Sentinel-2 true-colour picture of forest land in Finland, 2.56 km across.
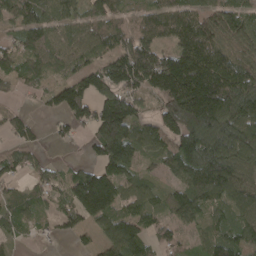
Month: April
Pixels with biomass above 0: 82%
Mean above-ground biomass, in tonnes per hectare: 102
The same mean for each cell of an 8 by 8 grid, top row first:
74 56 60 87 67 102 83 102
72 85 85 87 150 106 124 69
66 49 103 153 193 262 206 132
25 38 115 229 69 197 216 145
57 20 24 264 122 135 151 145
57 54 82 145 62 73 155 106
69 33 143 125 87 95 76 83
49 23 23 122 103 68 74 99
